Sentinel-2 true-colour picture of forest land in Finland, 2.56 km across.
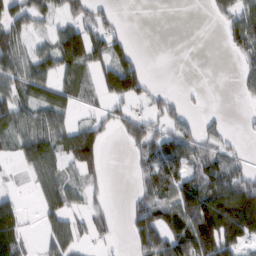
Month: February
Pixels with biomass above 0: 57%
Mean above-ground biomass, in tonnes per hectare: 61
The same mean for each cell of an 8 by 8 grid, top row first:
70 46 59 27 0 0 13 81
88 59 126 95 3 0 0 53
84 70 59 120 58 0 0 35
82 84 22 43 38 37 13 5
55 86 114 8 91 92 57 12
10 73 51 3 67 96 96 68
49 63 34 17 88 131 172 224
85 52 39 17 106 123 153 126
